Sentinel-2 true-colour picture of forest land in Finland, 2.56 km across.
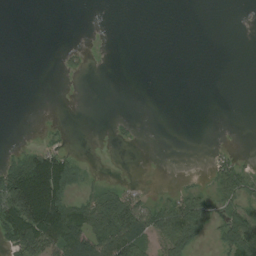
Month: August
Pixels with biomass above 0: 31%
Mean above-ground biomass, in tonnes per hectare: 28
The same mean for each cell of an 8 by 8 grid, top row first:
0 0 0 0 0 0 0 0
0 0 5 0 0 0 0 0
0 0 2 0 0 0 0 0
0 0 0 0 0 0 0 0
3 16 1 3 0 0 1 0
108 183 24 1 0 1 15 61
142 176 74 104 50 71 46 50
81 116 103 105 59 92 17 87
